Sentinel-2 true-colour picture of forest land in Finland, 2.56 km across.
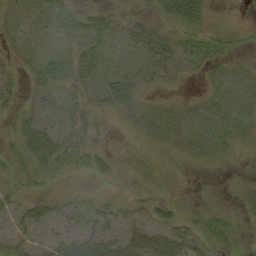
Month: September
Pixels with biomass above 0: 60%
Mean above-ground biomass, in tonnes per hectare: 17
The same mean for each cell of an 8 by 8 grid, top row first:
22 34 28 25 10 36 14 1
10 10 25 17 26 22 19 7
14 34 21 29 13 8 10 13
14 14 19 15 12 8 6 11
22 44 19 2 4 9 11 9
20 21 15 13 13 6 3 5
21 20 18 18 11 9 10 7
17 12 31 30 31 38 24 8
